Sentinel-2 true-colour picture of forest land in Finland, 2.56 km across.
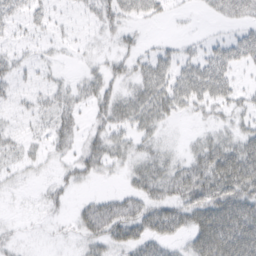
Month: March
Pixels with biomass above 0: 56%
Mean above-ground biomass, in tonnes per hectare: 28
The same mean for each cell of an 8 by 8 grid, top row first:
24 15 10 35 26 5 9 37
13 9 4 9 11 15 20 43
21 11 15 26 37 42 58 15
12 23 18 34 43 26 17 20
17 19 20 32 21 7 32 41
9 6 22 8 39 45 67 78
1 10 17 42 39 44 70 85
9 3 14 35 44 22 83 95
